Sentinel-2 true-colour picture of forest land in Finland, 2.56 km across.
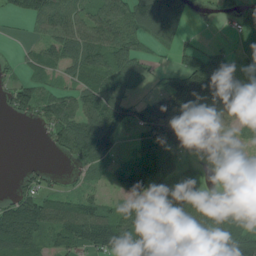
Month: July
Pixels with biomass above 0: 71%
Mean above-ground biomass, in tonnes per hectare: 76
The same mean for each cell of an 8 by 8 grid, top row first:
29 85 66 79 133 111 4 29
6 58 86 83 34 52 37 25
31 36 52 74 32 100 240 83
40 70 89 119 122 216 183 44
0 24 114 106 62 143 111 28
12 29 24 47 137 63 21 33
91 82 81 53 76 126 115 67
112 53 107 124 95 77 83 126
